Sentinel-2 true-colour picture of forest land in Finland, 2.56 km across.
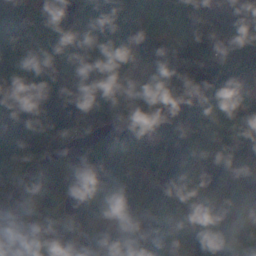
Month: November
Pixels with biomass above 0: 90%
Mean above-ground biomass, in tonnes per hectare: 98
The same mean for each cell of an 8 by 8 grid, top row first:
80 127 101 129 125 133 113 103
92 88 101 99 114 108 134 141
99 76 74 75 57 119 134 76
96 127 140 72 72 117 118 96
74 83 61 80 90 133 89 57
83 127 66 104 87 110 99 114
75 126 84 71 100 69 116 96
45 97 105 97 117 67 69 124
